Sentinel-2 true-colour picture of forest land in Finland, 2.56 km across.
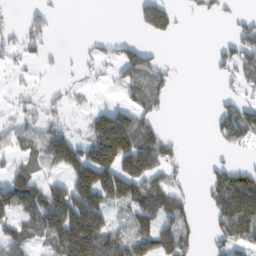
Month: February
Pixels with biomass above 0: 48%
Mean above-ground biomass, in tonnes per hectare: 56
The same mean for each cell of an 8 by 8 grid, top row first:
6 36 0 0 78 40 25 25
30 26 8 22 42 0 4 75
12 5 12 23 76 16 4 40
22 32 16 85 63 0 10 98
39 74 67 188 117 23 6 57
67 32 119 124 120 18 30 77
74 133 145 59 92 82 35 155
68 76 179 89 84 97 22 71
